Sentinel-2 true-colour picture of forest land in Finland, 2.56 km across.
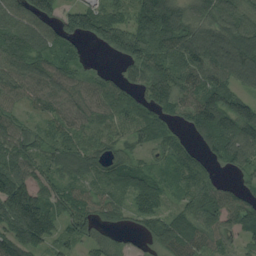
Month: August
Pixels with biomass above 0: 88%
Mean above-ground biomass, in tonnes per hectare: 83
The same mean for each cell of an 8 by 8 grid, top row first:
91 92 136 87 139 122 79 93
131 86 29 82 145 109 148 150
93 95 63 40 93 102 94 77
60 59 71 71 65 62 140 139
92 66 61 50 47 57 56 105
118 63 57 69 52 47 51 33
145 100 81 76 67 51 79 93
106 78 59 44 32 106 81 42
